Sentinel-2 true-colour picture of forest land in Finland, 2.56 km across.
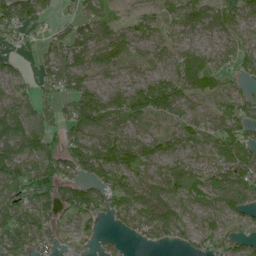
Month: June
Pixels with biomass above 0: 83%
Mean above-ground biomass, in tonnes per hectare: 67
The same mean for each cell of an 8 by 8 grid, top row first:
91 27 41 24 33 33 57 59
29 38 65 85 45 45 41 58
48 54 85 35 62 81 66 42
102 54 115 91 100 71 49 83
137 85 91 110 68 61 52 101
122 102 70 105 67 72 56 94
107 74 80 68 81 66 59 87
97 52 38 15 40 39 61 52
